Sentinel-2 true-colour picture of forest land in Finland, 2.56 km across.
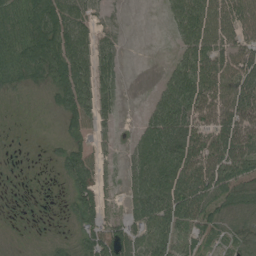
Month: August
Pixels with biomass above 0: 77%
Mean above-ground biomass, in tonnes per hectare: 55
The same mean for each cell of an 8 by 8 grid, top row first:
94 116 64 8 0 51 79 71
107 118 87 29 0 27 79 60
59 69 93 45 0 75 74 67
7 13 80 27 20 104 82 90
8 10 50 15 69 85 83 85
13 8 79 14 80 103 95 74
13 12 76 10 70 103 70 46
8 18 38 79 58 72 31 46
